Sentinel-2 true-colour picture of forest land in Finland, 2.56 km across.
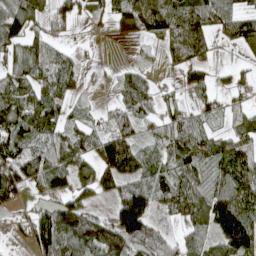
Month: April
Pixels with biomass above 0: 71%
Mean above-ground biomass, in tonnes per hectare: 66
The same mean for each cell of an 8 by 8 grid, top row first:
114 57 40 49 106 100 90 80
85 74 12 0 6 55 50 46
79 75 29 16 39 18 33 22
118 98 18 43 51 46 35 46
71 65 74 99 41 69 69 72
90 96 70 88 59 78 50 102
29 57 80 50 116 65 123 132
14 116 113 119 92 40 33 119
